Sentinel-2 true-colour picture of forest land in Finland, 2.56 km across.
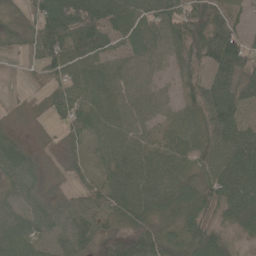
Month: May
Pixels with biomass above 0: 89%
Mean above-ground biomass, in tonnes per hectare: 59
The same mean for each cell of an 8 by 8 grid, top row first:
30 96 124 79 71 68 68 21
31 69 73 41 61 50 92 85
3 57 67 63 37 24 70 87
25 35 61 67 45 33 91 70
51 22 39 67 46 48 65 114
67 36 29 52 67 63 71 108
48 59 48 47 56 68 57 90
74 39 54 36 80 73 83 17
